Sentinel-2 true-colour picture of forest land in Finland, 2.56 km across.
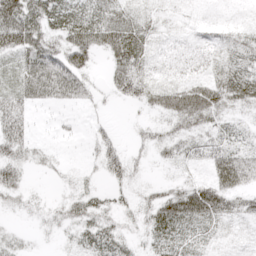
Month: April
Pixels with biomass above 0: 75%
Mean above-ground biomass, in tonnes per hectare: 26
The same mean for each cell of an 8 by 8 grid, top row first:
61 48 40 24 10 6 3 3
58 40 58 58 38 8 15 29
31 52 32 30 38 15 28 45
43 7 6 3 11 54 45 17
41 9 4 22 15 26 33 19
34 7 10 23 8 8 21 43
13 10 30 19 23 68 62 21
17 3 23 34 16 38 13 4
